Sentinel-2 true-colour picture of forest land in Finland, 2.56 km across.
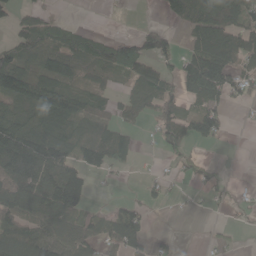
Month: May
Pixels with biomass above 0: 59%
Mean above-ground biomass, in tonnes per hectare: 59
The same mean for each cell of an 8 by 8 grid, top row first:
41 46 3 2 2 47 116 77
85 98 84 76 84 33 112 80
113 82 49 30 74 47 137 54
63 99 65 45 39 61 76 6
145 111 78 90 5 43 24 0
115 129 94 14 12 16 25 3
118 118 81 25 34 4 10 14
113 101 85 49 46 11 8 7
